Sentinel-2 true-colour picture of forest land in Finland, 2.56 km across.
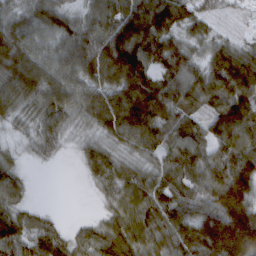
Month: March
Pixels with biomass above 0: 89%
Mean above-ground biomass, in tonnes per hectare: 79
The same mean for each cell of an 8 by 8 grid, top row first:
57 88 49 80 131 107 31 3
106 58 98 113 120 80 42 32
107 97 83 91 116 90 95 107
45 81 65 115 138 77 61 130
15 49 24 46 77 82 77 115
48 0 10 69 62 79 92 143
53 10 0 43 88 81 101 153
98 81 52 93 77 77 156 201
